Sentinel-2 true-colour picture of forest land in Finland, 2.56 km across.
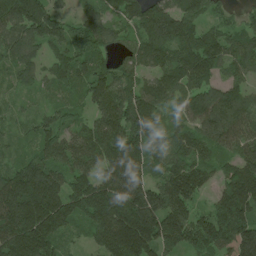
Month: June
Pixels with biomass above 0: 94%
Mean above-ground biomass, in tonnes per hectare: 132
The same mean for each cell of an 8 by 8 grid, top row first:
194 164 69 93 170 184 83 48
136 105 144 86 165 163 150 105
82 88 114 150 102 143 108 73
37 58 58 169 162 75 139 108
42 114 128 169 181 132 105 100
136 137 123 147 115 190 96 181
200 196 153 198 218 181 74 201
184 144 32 174 197 138 144 217
